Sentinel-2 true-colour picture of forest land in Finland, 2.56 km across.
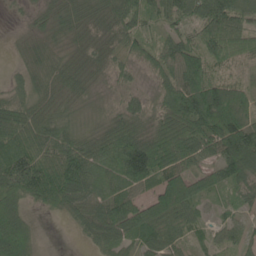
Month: June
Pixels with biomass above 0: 92%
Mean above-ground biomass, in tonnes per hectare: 67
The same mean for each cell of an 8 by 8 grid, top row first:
8 35 46 64 57 67 113 81
15 39 31 46 50 72 89 73
33 45 43 33 22 77 96 37
68 60 26 31 52 95 139 107
72 85 74 102 106 111 77 121
124 114 109 75 102 80 57 79
85 38 58 100 91 116 24 36
126 2 14 62 57 42 27 44
